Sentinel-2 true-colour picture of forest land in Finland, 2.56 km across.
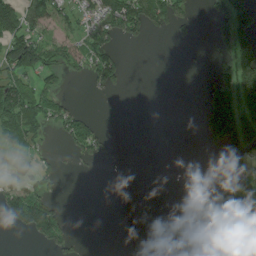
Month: July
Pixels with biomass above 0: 37%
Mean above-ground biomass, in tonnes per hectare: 44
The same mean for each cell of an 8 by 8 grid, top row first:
93 81 39 101 105 54 29 104
101 82 62 51 6 3 11 105
72 40 15 55 0 0 19 150
130 72 30 0 0 0 88 125
55 22 71 16 0 0 27 93
49 33 12 7 8 8 15 55
99 88 0 0 0 0 27 97
0 66 12 0 0 0 40 82
